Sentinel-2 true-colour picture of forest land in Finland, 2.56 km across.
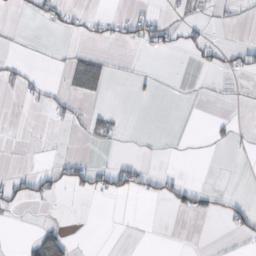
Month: October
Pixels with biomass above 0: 12%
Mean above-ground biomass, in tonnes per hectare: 7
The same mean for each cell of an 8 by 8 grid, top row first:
2 17 9 11 18 6 5 4
1 1 5 4 12 11 19 13
12 4 24 4 5 0 1 2
0 9 8 11 0 0 0 1
0 0 2 6 1 0 3 3
15 21 25 37 20 10 0 0
15 1 0 0 0 13 14 17
1 50 1 0 0 0 1 6
